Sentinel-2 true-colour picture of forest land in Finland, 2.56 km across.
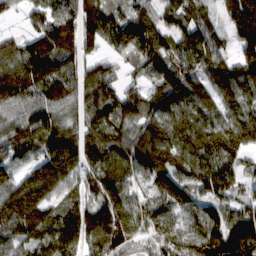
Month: March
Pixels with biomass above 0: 92%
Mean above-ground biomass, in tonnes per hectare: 118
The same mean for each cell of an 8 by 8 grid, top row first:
19 100 117 120 100 108 69 161
98 170 127 79 144 88 142 95
166 172 118 104 69 154 134 141
91 123 96 134 139 140 110 123
105 136 132 136 145 137 147 121
89 156 102 138 84 125 136 87
159 105 97 149 99 100 93 103
108 115 115 145 66 90 144 168
